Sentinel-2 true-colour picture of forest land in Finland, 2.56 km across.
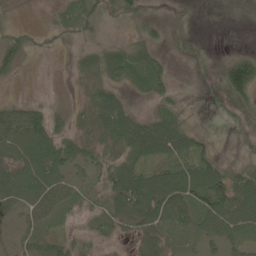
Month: June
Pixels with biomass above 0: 71%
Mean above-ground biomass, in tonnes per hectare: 41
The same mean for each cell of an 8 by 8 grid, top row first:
15 8 48 18 20 1 0 0
50 12 14 29 53 0 0 5
15 1 25 49 53 15 0 103
79 56 26 92 22 32 1 9
81 86 57 54 105 75 26 7
69 85 37 70 76 70 72 47
40 71 30 40 86 88 78 60
32 41 29 20 38 26 32 50
